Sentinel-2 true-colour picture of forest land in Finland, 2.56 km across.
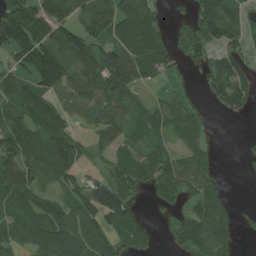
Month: July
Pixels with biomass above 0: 71%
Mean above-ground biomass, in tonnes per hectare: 76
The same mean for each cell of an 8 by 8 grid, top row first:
164 143 94 116 116 14 120 60
137 162 128 78 100 46 57 53
86 134 100 126 51 11 49 66
102 138 55 82 53 62 18 41
134 128 59 59 49 38 31 5
110 64 63 65 74 77 51 4
67 72 94 145 21 40 84 15
56 102 127 68 60 34 100 26
